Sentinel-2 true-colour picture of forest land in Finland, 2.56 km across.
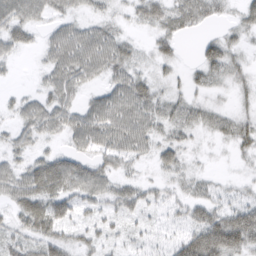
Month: March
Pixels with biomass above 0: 80%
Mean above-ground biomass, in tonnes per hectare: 35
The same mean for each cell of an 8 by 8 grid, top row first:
48 30 22 17 35 46 30 20
28 32 70 56 11 24 40 18
4 30 45 35 29 13 32 23
21 47 39 62 50 31 27 22
27 13 33 49 38 32 8 40
45 68 57 35 11 20 13 10
39 57 33 27 31 21 51 44
35 50 29 21 18 32 101 82
